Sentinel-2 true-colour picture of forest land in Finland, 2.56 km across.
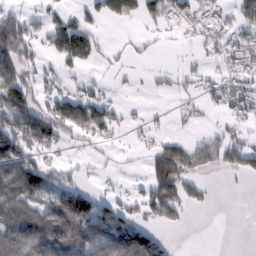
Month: February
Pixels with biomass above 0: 50%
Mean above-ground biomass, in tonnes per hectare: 53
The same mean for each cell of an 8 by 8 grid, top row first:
60 33 29 56 50 44 50 58
105 34 95 12 9 3 12 52
127 30 31 9 6 19 23 47
156 72 98 51 12 17 22 50
110 65 20 18 26 63 60 67
136 87 20 10 25 128 15 29
94 84 174 68 50 74 16 0
95 121 100 111 80 6 0 0
